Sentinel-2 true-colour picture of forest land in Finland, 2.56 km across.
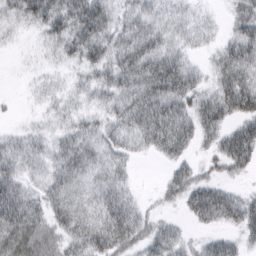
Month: March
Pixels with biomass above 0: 78%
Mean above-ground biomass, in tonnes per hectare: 37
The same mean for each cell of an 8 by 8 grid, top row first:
34 60 69 42 43 28 12 47
6 19 51 45 56 34 19 52
1 11 16 40 63 72 26 59
3 13 19 32 62 57 57 50
23 21 41 32 31 56 23 68
34 28 33 34 0 36 20 15
68 39 36 50 20 15 69 50
54 37 44 59 43 30 21 23
